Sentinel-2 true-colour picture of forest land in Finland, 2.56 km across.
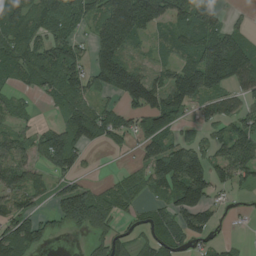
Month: August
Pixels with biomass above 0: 71%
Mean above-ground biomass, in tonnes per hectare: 82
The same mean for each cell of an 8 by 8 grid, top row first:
82 88 76 138 140 89 117 16
103 107 55 142 37 69 156 121
59 116 99 146 115 116 181 122
43 17 88 50 92 82 61 87
66 93 86 33 63 81 63 117
78 40 43 12 61 157 116 86
71 33 206 77 35 112 82 8
140 33 10 82 46 83 36 11
